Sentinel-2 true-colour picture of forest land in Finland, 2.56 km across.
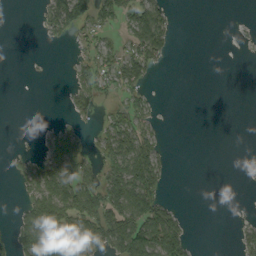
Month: September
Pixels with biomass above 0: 37%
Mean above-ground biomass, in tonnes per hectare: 31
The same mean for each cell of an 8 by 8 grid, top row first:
0 34 68 38 71 10 0 0
0 2 16 29 74 9 0 1
0 0 21 56 34 0 0 0
0 0 19 23 26 0 0 0
0 26 36 70 60 0 0 0
16 67 63 65 105 2 0 1
10 104 89 85 95 18 0 0
44 124 90 72 104 75 0 15
